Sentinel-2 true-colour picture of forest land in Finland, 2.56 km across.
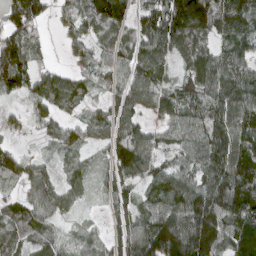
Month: March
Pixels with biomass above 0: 88%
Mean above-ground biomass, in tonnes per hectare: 91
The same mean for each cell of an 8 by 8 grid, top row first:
126 40 95 158 67 179 204 117
131 33 45 80 90 90 77 92
123 85 55 65 89 58 112 114
12 50 36 77 63 91 105 124
14 27 57 78 95 68 125 114
53 59 52 79 65 100 120 128
76 82 27 63 71 136 169 133
99 60 48 77 143 193 189 125
